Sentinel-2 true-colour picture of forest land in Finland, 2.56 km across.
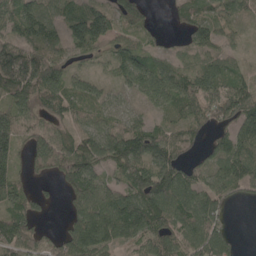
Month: May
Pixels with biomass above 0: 81%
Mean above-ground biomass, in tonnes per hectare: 77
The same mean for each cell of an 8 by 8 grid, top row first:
83 72 96 93 58 39 80 41
104 62 72 54 50 19 63 23
168 122 43 34 98 97 99 63
90 73 46 51 28 61 90 114
85 100 96 148 109 75 35 99
48 31 119 41 138 110 61 98
66 17 87 107 128 118 97 9
100 42 110 86 72 84 106 10
